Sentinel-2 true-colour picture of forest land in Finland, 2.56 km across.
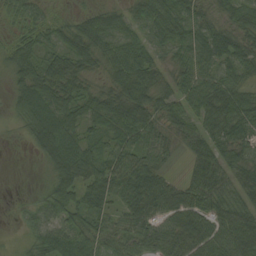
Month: August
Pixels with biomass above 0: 90%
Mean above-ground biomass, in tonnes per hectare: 52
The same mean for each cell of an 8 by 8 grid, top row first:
33 25 27 49 48 60 37 42
47 34 63 57 52 49 59 50
47 79 53 51 73 49 58 47
43 97 55 72 64 45 58 66
4 88 60 54 57 25 53 51
0 33 76 64 72 16 61 41
9 51 55 43 69 75 64 55
8 66 63 44 52 65 69 70
